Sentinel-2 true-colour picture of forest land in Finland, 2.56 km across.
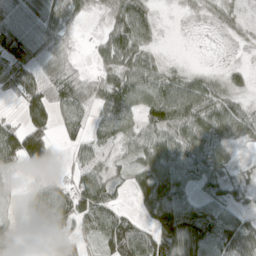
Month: April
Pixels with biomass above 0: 78%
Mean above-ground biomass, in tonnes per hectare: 58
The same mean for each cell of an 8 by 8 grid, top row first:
59 70 39 66 57 2 12 14
107 67 13 78 46 0 1 5
70 58 64 60 78 44 30 18
17 87 52 81 64 98 76 54
116 86 37 35 62 75 72 30
18 29 48 36 80 87 69 14
15 91 85 63 69 118 63 45
44 48 30 108 104 136 106 101
